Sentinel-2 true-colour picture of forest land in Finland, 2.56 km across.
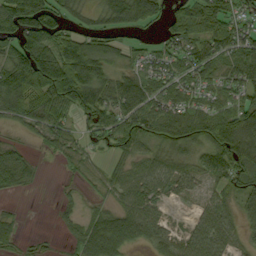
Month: September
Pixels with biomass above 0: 78%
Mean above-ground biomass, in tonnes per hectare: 65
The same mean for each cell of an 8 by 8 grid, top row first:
136 102 39 74 92 76 104 61
83 102 113 65 34 50 82 82
129 142 129 56 57 60 54 76
82 96 64 75 86 73 63 88
22 44 39 52 61 77 66 122
76 2 23 41 64 57 47 70
8 1 25 39 66 8 49 43
32 9 58 108 50 47 94 37
